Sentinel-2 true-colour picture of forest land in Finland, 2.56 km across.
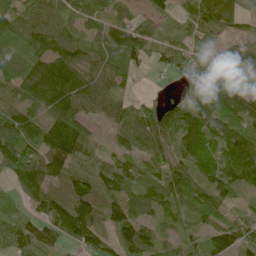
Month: June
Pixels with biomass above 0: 87%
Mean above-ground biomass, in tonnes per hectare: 82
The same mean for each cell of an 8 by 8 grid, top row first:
91 91 68 66 39 42 110 57
113 108 87 76 79 59 43 45
110 151 144 67 6 23 44 57
94 109 102 64 60 63 92 97
165 144 128 33 64 64 93 135
101 103 79 111 59 85 89 122
29 93 131 88 74 55 73 34
89 73 83 84 116 47 80 100
